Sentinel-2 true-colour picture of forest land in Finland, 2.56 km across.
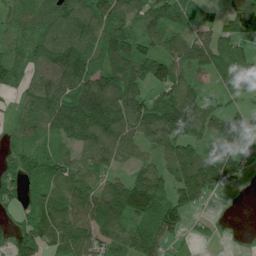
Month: July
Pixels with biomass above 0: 85%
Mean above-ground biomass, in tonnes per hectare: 78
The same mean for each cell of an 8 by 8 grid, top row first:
46 87 82 78 76 61 31 114
39 76 89 122 67 61 98 38
51 70 103 117 77 97 34 74
27 81 137 157 107 161 74 66
36 48 65 99 66 102 71 109
59 80 74 53 85 83 145 57
41 79 97 94 174 161 18 0
59 82 114 67 111 41 24 3
